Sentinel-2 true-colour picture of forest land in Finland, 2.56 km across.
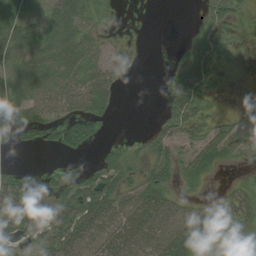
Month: August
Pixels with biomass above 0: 63%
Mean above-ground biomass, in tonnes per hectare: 36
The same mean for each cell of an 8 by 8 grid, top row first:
46 39 56 7 0 0 25 20
39 56 46 16 4 1 32 11
41 58 54 33 0 24 38 1
49 48 51 19 0 49 29 9
17 18 48 14 21 42 59 35
33 11 36 37 38 44 23 6
71 39 81 70 81 50 37 52
30 57 73 71 75 65 39 22
